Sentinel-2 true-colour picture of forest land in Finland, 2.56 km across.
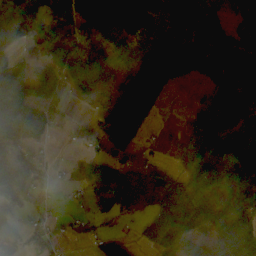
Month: October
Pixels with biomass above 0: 71%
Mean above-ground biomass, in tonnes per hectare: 83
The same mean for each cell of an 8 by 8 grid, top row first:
121 114 115 108 35 160 93 63
58 101 103 80 93 128 148 87
103 128 87 46 99 58 49 105
109 81 3 99 123 5 94 105
95 40 44 83 29 21 136 96
112 35 22 69 72 72 88 192
64 27 14 58 61 187 104 120
70 40 24 53 49 138 66 142
